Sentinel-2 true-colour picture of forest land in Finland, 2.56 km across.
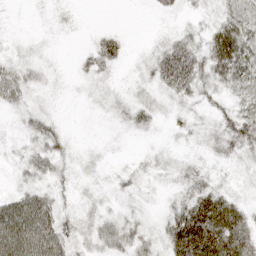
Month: April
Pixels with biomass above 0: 77%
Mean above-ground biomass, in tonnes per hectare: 25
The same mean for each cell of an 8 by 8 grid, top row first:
1 6 3 0 1 13 14 53
8 7 6 45 6 51 38 65
35 11 8 10 14 69 27 48
16 17 3 12 23 13 12 33
9 27 6 5 4 8 20 39
12 24 12 9 12 18 26 11
62 47 16 13 10 32 66 33
88 66 21 33 25 63 80 60
